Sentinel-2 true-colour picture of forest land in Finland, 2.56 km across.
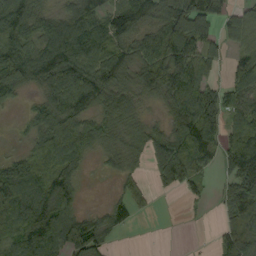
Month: September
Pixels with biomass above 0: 77%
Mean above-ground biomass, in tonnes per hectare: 91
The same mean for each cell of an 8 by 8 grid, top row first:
137 75 115 100 100 171 134 77
123 121 139 102 93 133 75 56
111 92 128 109 104 127 62 81
13 96 115 145 45 94 143 93
13 121 145 74 75 123 111 151
131 99 66 21 39 103 32 165
116 149 45 45 28 0 8 145
105 122 122 40 0 0 3 116
